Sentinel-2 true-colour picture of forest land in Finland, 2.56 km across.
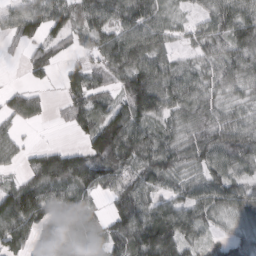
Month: March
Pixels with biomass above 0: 83%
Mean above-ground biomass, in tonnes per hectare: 78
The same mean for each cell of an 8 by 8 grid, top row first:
69 112 79 91 102 35 52 93
24 70 46 105 98 37 63 84
1 29 83 70 129 91 65 70
73 25 78 92 108 71 66 36
35 2 38 184 106 68 103 111
29 103 117 106 112 74 79 68
130 103 78 62 98 102 86 70
111 89 64 72 143 137 43 35
